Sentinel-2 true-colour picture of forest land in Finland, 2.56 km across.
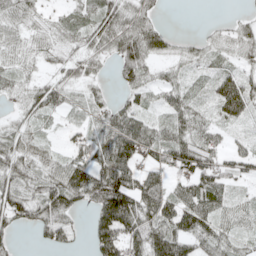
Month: May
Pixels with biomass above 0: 78%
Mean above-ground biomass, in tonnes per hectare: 54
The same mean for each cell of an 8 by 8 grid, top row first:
51 27 40 80 58 0 1 13
39 49 42 61 92 24 27 39
35 31 42 17 52 33 31 61
22 42 20 53 44 59 25 62
50 16 41 109 92 85 62 19
62 51 80 133 72 52 87 36
75 72 33 157 96 83 100 36
20 28 8 123 97 89 57 34
